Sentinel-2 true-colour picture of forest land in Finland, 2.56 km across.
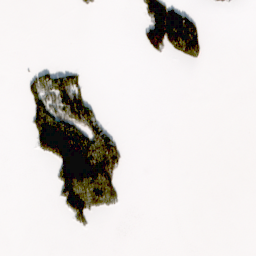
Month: March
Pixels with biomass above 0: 15%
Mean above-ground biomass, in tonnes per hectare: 28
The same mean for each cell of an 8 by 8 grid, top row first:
0 0 6 0 74 126 9 0
0 0 0 0 53 102 31 0
4 82 46 0 0 0 0 0
0 112 156 4 0 0 0 0
0 174 179 106 0 0 0 0
0 15 249 129 0 0 0 0
0 2 114 37 0 0 0 0
0 0 1 0 0 0 0 0
